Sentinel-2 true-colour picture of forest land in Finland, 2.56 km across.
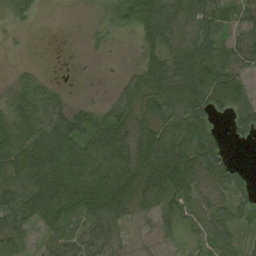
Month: August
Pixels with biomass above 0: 80%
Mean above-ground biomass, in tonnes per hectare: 59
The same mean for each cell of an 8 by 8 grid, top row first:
30 1 5 44 113 76 72 36
4 2 6 13 56 73 74 45
15 16 5 11 72 85 109 58
73 66 49 57 48 61 60 61
104 118 86 100 90 93 81 13
99 114 126 125 94 122 60 31
97 107 94 102 44 65 43 46
48 40 29 32 5 28 39 28
